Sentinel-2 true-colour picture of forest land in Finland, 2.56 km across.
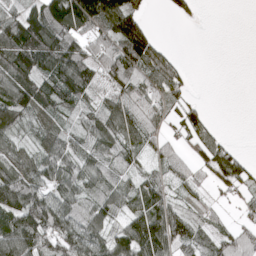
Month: April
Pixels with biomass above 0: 74%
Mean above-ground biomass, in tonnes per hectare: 70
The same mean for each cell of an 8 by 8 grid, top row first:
73 165 179 147 46 17 0 0
145 151 83 97 140 12 0 0
123 90 105 78 94 79 0 0
98 62 55 76 89 37 22 0
54 65 52 75 51 38 53 10
107 75 67 64 45 39 35 67
122 114 70 64 79 50 37 27
127 96 95 74 159 91 50 75
